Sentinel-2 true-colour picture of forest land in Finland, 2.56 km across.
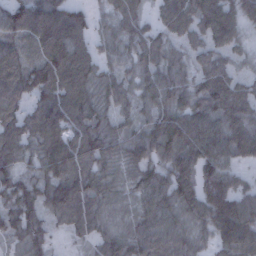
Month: December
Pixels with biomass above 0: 92%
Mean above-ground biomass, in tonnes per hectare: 91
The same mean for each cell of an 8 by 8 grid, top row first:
104 127 76 59 49 95 114 78
82 107 82 56 74 48 65 39
115 127 110 72 73 80 88 50
76 118 113 74 68 106 107 101
101 107 109 90 101 127 115 111
98 101 107 81 90 113 100 50
114 98 115 73 83 111 117 111
76 58 36 93 103 94 58 120
